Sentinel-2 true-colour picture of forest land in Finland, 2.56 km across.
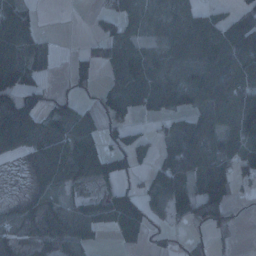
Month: January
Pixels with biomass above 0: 67%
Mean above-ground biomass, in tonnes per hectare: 59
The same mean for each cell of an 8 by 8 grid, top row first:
91 0 0 44 68 48 45 53
97 39 9 51 43 62 79 98
99 20 24 36 94 84 90 82
164 55 55 85 62 96 72 119
69 56 87 32 37 80 65 101
10 76 56 60 24 95 132 59
30 45 44 84 65 81 112 12
35 39 49 12 30 14 30 5
